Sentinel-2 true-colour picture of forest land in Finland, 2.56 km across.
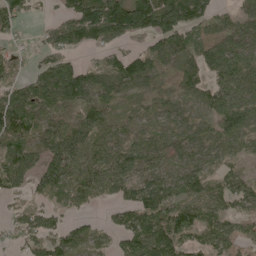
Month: May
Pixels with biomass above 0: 79%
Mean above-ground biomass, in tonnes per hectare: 62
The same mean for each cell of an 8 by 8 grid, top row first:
83 15 113 154 104 128 64 50
26 55 55 38 31 74 64 77
47 86 92 60 50 32 52 96
119 56 43 35 24 30 51 96
78 61 93 68 57 40 51 59
64 103 79 84 52 44 44 35
23 31 30 29 87 94 65 35
24 61 51 26 112 101 58 41
